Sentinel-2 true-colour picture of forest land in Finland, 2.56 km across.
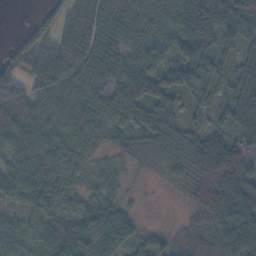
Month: November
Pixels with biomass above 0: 86%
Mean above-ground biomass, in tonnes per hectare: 55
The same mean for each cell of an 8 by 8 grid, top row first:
0 24 86 70 76 58 124 58
35 56 86 69 60 66 75 37
56 94 78 67 74 61 56 40
75 69 70 58 58 42 32 58
65 64 49 39 34 37 95 54
60 53 32 20 6 20 86 93
32 57 32 43 4 2 70 92
49 61 81 62 31 15 22 87
